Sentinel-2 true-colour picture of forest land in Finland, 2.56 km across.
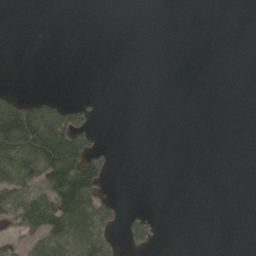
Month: May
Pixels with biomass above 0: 21%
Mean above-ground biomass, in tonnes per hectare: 34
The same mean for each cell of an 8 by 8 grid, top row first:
0 0 0 0 0 0 0 0
0 0 0 0 0 0 0 0
0 0 0 0 0 0 0 0
169 87 56 0 0 0 0 0
227 274 140 3 0 0 0 0
139 143 206 10 0 0 0 0
115 121 147 29 3 0 0 0
59 83 80 30 37 0 0 0
